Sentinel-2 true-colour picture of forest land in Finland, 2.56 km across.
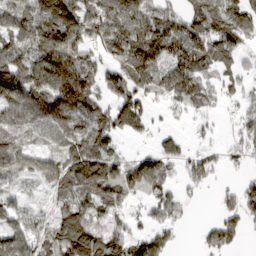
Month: March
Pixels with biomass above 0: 77%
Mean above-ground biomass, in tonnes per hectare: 104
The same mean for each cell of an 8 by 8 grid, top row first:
131 151 135 147 139 84 156 112
148 200 120 143 168 98 109 83
195 213 215 103 115 146 64 59
141 170 148 104 75 28 43 63
105 81 123 86 17 47 27 70
83 124 174 155 158 46 60 27
73 54 122 83 53 76 3 92
111 104 174 110 88 29 60 43
